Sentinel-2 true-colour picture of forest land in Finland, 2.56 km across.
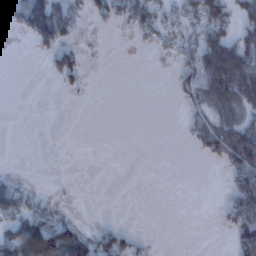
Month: January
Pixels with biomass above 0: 33%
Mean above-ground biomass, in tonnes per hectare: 35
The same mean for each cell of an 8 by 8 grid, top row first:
78 162 39 51 83 40 101 62
0 69 28 0 18 47 111 81
0 12 23 0 0 31 96 109
0 0 0 0 0 2 55 61
0 0 0 0 0 1 63 99
16 0 0 0 0 0 0 76
68 42 2 0 0 0 0 67
101 143 93 67 12 0 0 56
